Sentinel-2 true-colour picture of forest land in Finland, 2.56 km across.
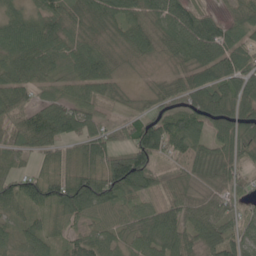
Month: May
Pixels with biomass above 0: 93%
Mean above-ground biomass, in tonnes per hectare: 69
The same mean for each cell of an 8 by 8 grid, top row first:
52 79 74 72 78 100 67 65
71 68 55 41 59 68 102 82
74 50 59 63 19 51 71 92
94 68 65 31 47 88 106 93
89 76 64 69 127 78 58 84
83 65 90 137 123 45 49 53
51 72 100 53 41 65 48 42
41 53 58 45 57 78 64 68
